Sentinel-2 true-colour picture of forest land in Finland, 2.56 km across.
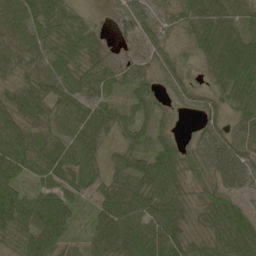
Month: May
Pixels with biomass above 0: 89%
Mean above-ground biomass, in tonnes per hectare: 58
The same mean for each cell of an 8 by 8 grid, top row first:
53 66 27 13 41 42 78 43
50 54 67 23 48 26 49 87
40 59 67 57 47 47 27 87
64 51 56 46 41 17 46 55
72 64 69 25 34 39 65 69
55 46 66 45 76 75 48 68
109 121 30 69 71 77 66 47
67 111 29 81 90 76 65 94
